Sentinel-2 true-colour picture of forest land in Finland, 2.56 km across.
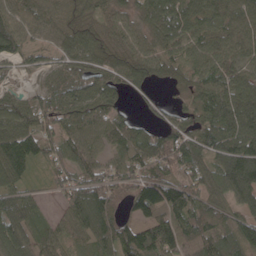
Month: April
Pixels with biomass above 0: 89%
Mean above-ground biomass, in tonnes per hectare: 81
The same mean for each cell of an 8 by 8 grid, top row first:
89 74 71 62 58 68 75 76
83 49 90 81 66 61 74 68
23 42 97 80 67 44 77 68
97 84 95 77 27 47 86 110
123 76 75 68 112 115 95 127
84 38 83 79 92 86 79 141
90 20 124 73 105 123 75 65
105 61 52 108 136 124 80 104
